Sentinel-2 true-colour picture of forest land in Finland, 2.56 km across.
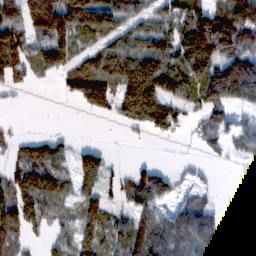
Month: February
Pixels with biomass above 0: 69%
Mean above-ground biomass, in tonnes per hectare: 79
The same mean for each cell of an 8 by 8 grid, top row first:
74 134 124 99 70 102 138 144
116 111 63 91 110 124 210 136
54 24 124 105 188 113 135 215
3 0 21 63 143 68 80 40
38 68 20 5 8 9 50 69
69 89 81 36 76 32 14 8
123 74 82 48 65 57 66 4
77 35 88 61 152 113 115 2
